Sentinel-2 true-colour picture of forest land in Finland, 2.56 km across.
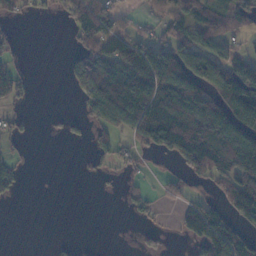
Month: November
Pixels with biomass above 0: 47%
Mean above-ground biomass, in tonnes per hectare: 60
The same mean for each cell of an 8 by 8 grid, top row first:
17 16 82 56 18 52 70 45
17 0 47 91 95 101 76 21
49 0 71 163 171 163 105 133
15 5 21 148 139 165 139 163
13 0 9 52 80 148 158 168
46 0 2 13 16 27 74 122
1 0 0 0 28 21 58 96
0 3 5 0 21 7 100 91
